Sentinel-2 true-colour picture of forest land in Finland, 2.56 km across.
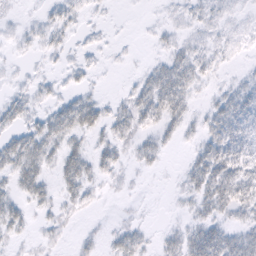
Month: February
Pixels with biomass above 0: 63%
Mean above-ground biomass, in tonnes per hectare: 16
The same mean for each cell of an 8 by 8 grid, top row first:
4 10 9 2 1 6 10 6
5 13 8 4 1 14 12 7
4 9 10 1 16 40 10 8
22 19 39 17 30 28 18 33
32 29 14 22 16 9 29 36
28 16 34 10 3 4 39 37
19 15 12 1 2 3 21 24
9 8 7 12 12 18 40 26
